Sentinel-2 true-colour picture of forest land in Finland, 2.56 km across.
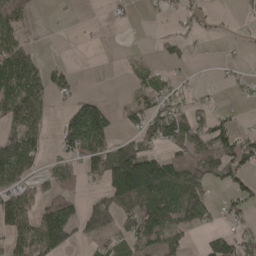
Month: April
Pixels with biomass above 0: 52%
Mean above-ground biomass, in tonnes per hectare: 56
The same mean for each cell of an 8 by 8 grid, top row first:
67 3 3 9 9 18 10 7
79 1 3 2 2 25 4 6
113 64 10 0 22 17 1 13
78 33 84 42 75 63 37 6
95 26 101 67 65 80 91 72
77 54 56 134 225 138 89 54
107 83 53 114 153 117 55 37
69 131 40 48 88 53 41 65
